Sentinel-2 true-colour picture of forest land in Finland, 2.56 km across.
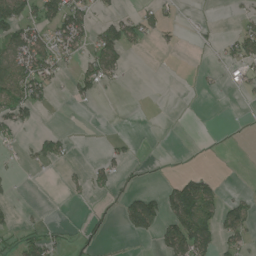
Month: June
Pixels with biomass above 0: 29%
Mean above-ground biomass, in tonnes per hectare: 34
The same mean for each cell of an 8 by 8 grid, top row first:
116 85 76 33 34 12 2 13
90 69 52 101 15 8 8 59
125 64 48 32 0 0 7 28
100 7 2 0 0 0 0 1
23 59 1 15 1 0 1 2
10 2 10 41 14 18 25 0
15 2 1 12 120 108 89 54
35 54 24 8 17 122 80 46
